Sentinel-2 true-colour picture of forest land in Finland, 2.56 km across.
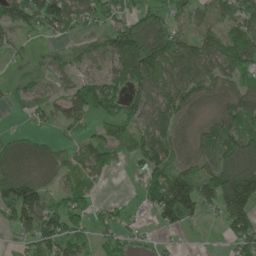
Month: May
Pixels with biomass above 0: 72%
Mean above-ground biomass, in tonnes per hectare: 69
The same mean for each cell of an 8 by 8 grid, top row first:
117 121 71 70 86 56 49 90
32 13 27 79 114 80 80 106
18 36 57 64 94 64 65 66
17 52 65 72 89 72 20 96
63 38 38 76 88 65 85 96
127 64 44 17 64 109 89 154
124 103 67 40 30 146 59 165
24 85 70 53 23 10 2 94
